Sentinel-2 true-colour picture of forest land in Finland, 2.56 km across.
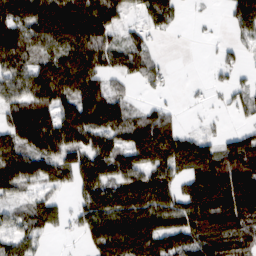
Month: February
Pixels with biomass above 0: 75%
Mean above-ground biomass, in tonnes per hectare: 93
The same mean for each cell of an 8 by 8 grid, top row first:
157 186 200 113 69 51 6 83
153 94 136 99 71 1 2 34
96 152 151 57 50 5 14 24
111 109 150 116 47 19 11 38
109 122 94 94 148 108 62 85
126 84 92 100 103 84 143 136
39 85 58 154 159 116 151 150
68 23 27 172 166 100 109 107
